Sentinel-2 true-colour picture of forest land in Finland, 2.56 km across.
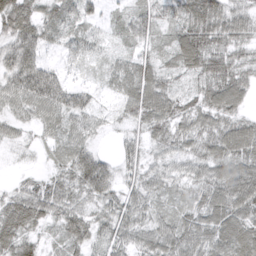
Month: March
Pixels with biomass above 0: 92%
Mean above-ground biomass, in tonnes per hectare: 46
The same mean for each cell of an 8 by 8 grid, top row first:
89 45 44 14 42 41 77 42
72 28 35 17 30 54 71 34
66 66 11 30 63 27 57 49
33 53 51 16 66 46 57 38
18 19 46 8 36 43 53 72
10 28 68 53 40 35 52 71
63 59 38 45 39 28 64 65
68 21 46 45 42 57 55 77
